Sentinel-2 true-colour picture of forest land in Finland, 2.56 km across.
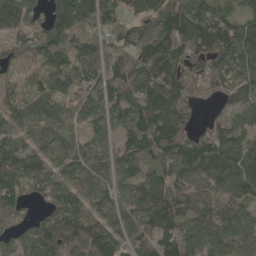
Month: May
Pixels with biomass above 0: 92%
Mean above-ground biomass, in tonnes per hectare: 100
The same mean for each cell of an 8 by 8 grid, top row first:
111 103 197 80 72 151 112 84
62 107 81 69 114 142 117 137
34 94 98 91 129 155 95 114
72 88 90 86 139 154 17 75
88 71 51 48 117 126 127 102
140 109 77 75 90 96 129 119
81 65 102 91 126 117 93 77
68 129 110 110 68 132 116 84
